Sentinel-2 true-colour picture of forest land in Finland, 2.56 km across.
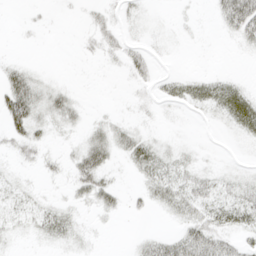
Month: April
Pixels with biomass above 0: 41%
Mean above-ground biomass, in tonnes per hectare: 12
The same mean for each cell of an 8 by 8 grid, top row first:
0 2 3 10 5 2 3 69
1 0 4 11 9 1 0 7
25 7 0 0 9 12 15 7
39 23 9 3 3 2 9 34
16 9 13 23 20 4 1 3
5 5 25 8 15 19 15 8
16 12 6 12 7 19 25 29
4 10 7 0 9 25 44 15
